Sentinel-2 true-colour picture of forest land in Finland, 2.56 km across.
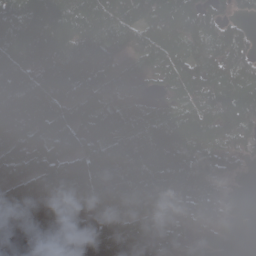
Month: April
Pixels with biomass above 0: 90%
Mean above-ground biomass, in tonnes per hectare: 116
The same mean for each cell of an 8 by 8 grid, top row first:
132 135 149 136 128 163 125 44
145 140 143 114 130 94 153 117
140 166 160 72 33 91 118 131
146 121 92 88 47 85 127 153
98 117 107 114 132 118 118 76
85 138 184 196 167 139 142 26
149 141 104 154 126 112 102 1
155 131 144 150 130 70 8 0
